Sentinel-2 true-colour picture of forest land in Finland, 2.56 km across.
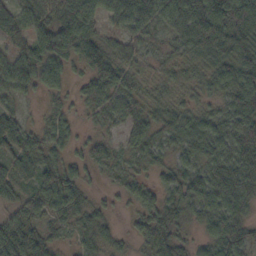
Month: October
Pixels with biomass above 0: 89%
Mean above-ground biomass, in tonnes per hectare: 49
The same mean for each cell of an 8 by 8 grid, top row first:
58 67 95 44 63 64 108 94
39 87 87 32 36 33 79 65
72 57 25 69 30 27 33 68
33 21 19 43 42 22 15 68
74 48 22 22 53 38 26 74
52 63 36 17 23 52 58 66
40 60 45 14 44 44 56 42
85 35 23 27 39 42 41 52
